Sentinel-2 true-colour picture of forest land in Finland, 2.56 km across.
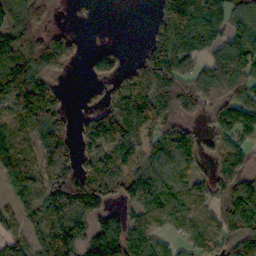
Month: October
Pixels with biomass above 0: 73%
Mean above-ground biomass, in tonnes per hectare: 106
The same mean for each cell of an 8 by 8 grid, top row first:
108 51 0 0 2 142 139 119
128 169 32 39 40 141 113 157
173 88 3 84 132 137 142 152
118 200 33 127 143 128 74 180
82 192 95 149 101 140 70 101
92 141 139 125 116 87 90 124
58 65 120 82 129 124 92 162
57 121 106 196 121 55 92 97
